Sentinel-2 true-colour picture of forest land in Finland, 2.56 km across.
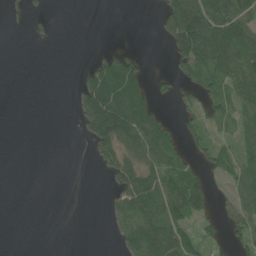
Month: June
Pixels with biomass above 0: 42%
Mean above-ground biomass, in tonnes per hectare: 44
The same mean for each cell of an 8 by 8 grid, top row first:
7 7 0 0 0 107 121 97
0 1 0 15 5 74 139 107
0 0 27 158 72 37 52 89
0 0 59 162 105 21 48 45
0 0 6 115 103 44 44 44
0 0 0 51 95 79 36 50
0 0 0 23 112 94 43 56
0 0 0 11 92 86 30 36
